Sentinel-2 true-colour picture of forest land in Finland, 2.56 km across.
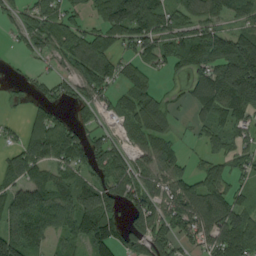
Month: August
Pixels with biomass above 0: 75%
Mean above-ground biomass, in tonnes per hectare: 86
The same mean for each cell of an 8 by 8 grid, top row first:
58 96 43 134 140 65 83 63
24 69 93 59 75 100 138 182
14 37 104 79 55 22 151 240
6 52 29 48 93 32 100 110
49 138 75 63 64 32 51 57
93 71 59 75 79 86 74 52
154 123 143 78 132 102 131 83
162 65 78 135 116 88 107 95
